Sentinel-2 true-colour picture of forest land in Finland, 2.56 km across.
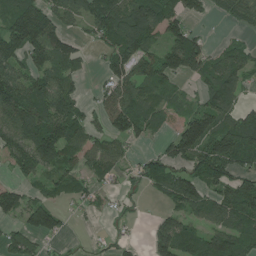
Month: July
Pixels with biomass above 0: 70%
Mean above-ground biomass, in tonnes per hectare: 76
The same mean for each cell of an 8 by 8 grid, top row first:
99 86 85 130 140 80 31 53
119 127 49 75 99 126 61 45
96 77 53 74 75 62 67 65
105 109 57 98 72 38 103 59
87 140 67 59 26 113 131 138
29 47 47 40 61 81 93 87
104 107 20 21 9 51 86 134
85 42 7 24 14 103 80 85
